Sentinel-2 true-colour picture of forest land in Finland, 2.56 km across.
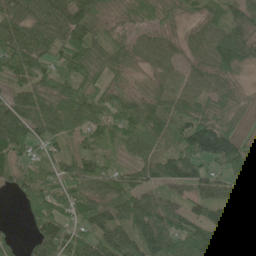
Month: June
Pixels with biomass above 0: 90%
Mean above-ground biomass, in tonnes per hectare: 69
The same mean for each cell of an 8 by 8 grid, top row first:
67 78 74 35 44 34 49 50
83 62 100 76 59 40 74 92
44 67 76 55 38 48 60 32
83 79 66 75 76 63 68 38
85 58 34 42 60 60 144 83
59 51 77 53 56 90 70 92
10 88 78 77 93 58 83 67
25 95 79 101 83 94 137 135
